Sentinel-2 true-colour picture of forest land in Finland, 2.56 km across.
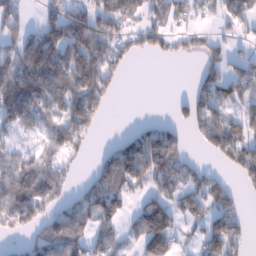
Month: January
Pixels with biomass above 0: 61%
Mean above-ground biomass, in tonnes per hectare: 68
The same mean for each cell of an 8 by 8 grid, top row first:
51 48 74 97 55 58 23 72
74 129 106 77 41 37 34 15
105 116 109 51 0 0 61 100
98 72 114 11 0 24 88 52
33 58 54 27 120 81 66 98
104 83 19 91 97 102 55 49
132 66 75 82 86 80 73 37
23 108 92 58 109 69 96 52
